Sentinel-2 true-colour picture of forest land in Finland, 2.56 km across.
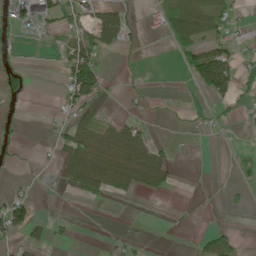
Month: June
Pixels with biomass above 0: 30%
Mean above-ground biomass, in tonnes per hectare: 23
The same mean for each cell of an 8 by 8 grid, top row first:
19 47 27 73 7 72 80 9
4 3 68 36 6 31 61 16
27 0 117 4 2 0 103 44
8 2 31 3 2 0 7 9
8 5 59 54 37 6 1 2
2 2 68 57 52 12 0 5
63 0 1 2 0 1 0 5
19 29 1 5 2 0 37 13
